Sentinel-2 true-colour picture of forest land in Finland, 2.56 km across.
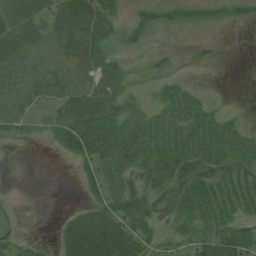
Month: July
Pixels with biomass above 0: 66%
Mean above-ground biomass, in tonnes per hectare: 34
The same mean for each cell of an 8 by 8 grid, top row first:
46 37 53 34 22 17 14 11
39 23 68 26 12 3 7 0
33 41 43 60 12 15 1 0
38 43 66 63 35 41 24 6
16 18 102 118 68 54 37 28
0 0 29 48 38 50 30 35
7 0 19 60 39 26 49 36
27 3 70 72 34 25 44 47
